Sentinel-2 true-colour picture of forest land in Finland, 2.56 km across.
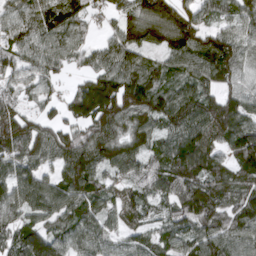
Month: April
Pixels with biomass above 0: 92%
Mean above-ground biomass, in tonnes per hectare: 99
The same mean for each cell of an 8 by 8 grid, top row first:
73 99 76 43 129 117 57 84
91 87 57 78 103 125 128 90
66 52 39 121 115 79 94 69
104 42 134 182 138 150 140 129
137 119 125 122 90 115 108 127
103 72 152 66 86 133 123 91
97 110 103 66 79 83 122 104
98 125 81 58 62 83 117 109
